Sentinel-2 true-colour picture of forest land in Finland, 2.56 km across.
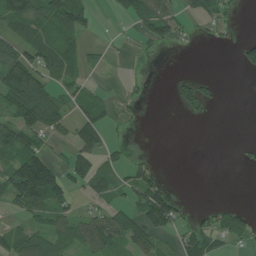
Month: July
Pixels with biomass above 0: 46%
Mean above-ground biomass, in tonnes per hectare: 46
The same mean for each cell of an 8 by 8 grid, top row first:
94 83 86 15 84 52 64 16
80 95 48 6 13 16 4 37
132 64 46 2 8 20 18 0
85 98 47 25 7 9 17 0
82 42 78 30 0 0 0 7
129 137 76 54 54 0 0 0
45 85 33 48 104 66 17 25
60 62 67 88 61 28 52 29
